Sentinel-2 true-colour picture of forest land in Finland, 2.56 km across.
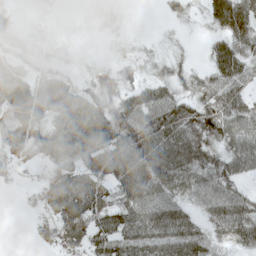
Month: May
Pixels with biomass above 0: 85%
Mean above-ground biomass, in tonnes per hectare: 52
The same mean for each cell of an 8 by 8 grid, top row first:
21 17 12 21 1 18 32 71
37 24 10 7 10 9 21 49
71 55 24 41 35 36 47 61
70 63 75 71 74 78 86 76
64 66 82 90 92 93 72 77
22 41 71 74 91 89 66 49
3 52 78 76 74 62 54 68
0 33 53 79 68 82 53 53
